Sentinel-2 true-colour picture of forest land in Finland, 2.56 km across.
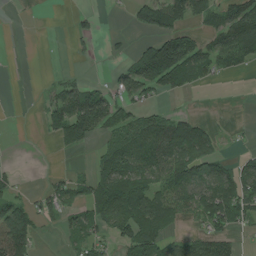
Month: July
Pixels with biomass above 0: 52%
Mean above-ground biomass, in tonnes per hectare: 56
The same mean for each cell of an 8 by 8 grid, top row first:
4 1 15 1 84 110 74 119
0 4 16 8 57 141 60 115
0 9 27 33 162 91 26 5
0 43 141 91 47 32 5 3
0 7 77 54 109 117 65 7
21 16 27 112 81 88 92 77
85 46 50 91 115 55 92 95
152 3 45 35 114 35 72 16
